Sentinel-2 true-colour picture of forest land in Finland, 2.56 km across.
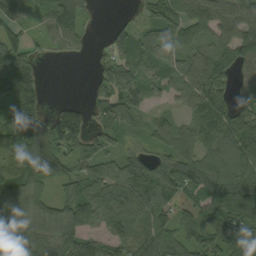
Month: September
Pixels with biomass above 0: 84%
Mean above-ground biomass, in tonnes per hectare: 103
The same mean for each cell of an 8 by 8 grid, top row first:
78 87 90 8 57 114 116 110
102 31 28 90 115 87 74 114
228 6 0 129 102 75 146 58
131 55 67 76 52 40 107 98
125 163 118 70 42 99 88 146
88 108 110 129 159 148 118 131
143 88 141 137 149 94 111 172
220 120 133 91 112 107 140 103
